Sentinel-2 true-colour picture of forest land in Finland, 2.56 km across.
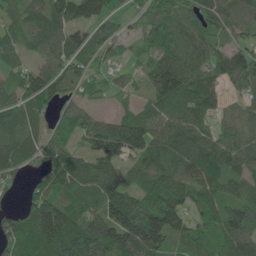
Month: June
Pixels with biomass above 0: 89%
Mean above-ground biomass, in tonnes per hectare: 93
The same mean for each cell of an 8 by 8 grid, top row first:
50 94 94 66 88 98 74 84
49 79 116 64 47 106 88 76
78 112 64 42 53 169 96 83
78 50 69 36 52 107 78 56
78 62 58 154 119 98 105 101
41 76 115 106 74 103 104 88
30 153 87 165 143 137 92 101
114 175 173 167 187 76 92 114
